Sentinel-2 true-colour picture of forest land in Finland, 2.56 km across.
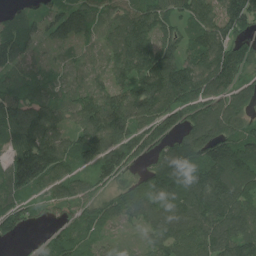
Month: July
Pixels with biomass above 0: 91%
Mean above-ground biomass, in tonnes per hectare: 107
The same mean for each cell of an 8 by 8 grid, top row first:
56 83 97 91 131 85 107 154
121 37 58 100 148 105 143 98
75 67 60 101 153 159 133 91
154 113 109 149 114 119 116 100
122 160 133 117 101 114 151 121
159 137 62 111 76 139 175 157
89 39 70 81 114 121 152 122
20 42 72 34 50 120 117 143
